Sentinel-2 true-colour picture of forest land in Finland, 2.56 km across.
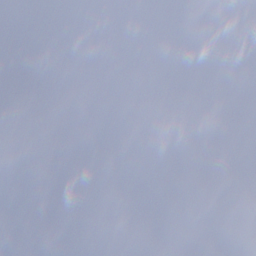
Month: December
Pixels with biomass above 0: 30%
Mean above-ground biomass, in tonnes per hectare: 28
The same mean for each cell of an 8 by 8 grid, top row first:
0 0 0 0 1 40 49 18
0 0 0 26 53 128 111 45
0 0 39 20 29 40 57 28
0 0 22 7 16 17 60 78
1 0 23 4 49 6 18 96
60 12 30 1 16 22 84 86
9 0 3 1 36 22 38 23
12 8 1 3 3 55 61 93
